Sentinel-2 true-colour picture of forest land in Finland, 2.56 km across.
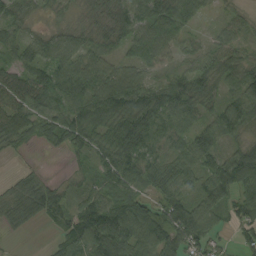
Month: September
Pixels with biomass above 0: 87%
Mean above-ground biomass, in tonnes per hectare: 62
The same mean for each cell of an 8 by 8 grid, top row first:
45 16 18 46 62 88 18 24
58 55 49 36 85 47 37 47
71 74 84 84 52 43 55 80
80 64 90 100 99 88 43 95
37 31 58 75 85 52 78 53
23 12 27 65 68 63 66 133
78 94 68 79 67 75 80 72
7 9 77 121 92 92 69 40
